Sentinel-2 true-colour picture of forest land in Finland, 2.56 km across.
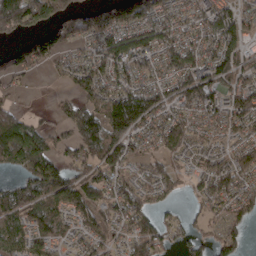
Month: March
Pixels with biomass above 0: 78%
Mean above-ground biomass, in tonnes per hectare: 82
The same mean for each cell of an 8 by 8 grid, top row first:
165 98 92 136 126 88 96 85
51 102 49 118 118 103 100 73
35 12 86 115 82 100 104 82
49 17 95 153 158 88 101 117
135 64 106 142 63 75 41 60
41 110 71 77 54 38 72 89
90 89 75 68 76 24 42 82
62 77 45 48 96 39 47 46
